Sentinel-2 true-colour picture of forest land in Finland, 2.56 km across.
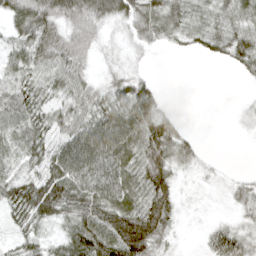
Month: April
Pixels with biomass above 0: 79%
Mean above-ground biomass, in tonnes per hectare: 40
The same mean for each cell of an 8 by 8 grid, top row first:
48 62 58 52 50 40 30 38
36 55 43 16 19 12 27 46
43 45 42 34 25 0 0 6
60 44 49 56 65 11 0 9
40 40 86 81 58 48 1 1
35 55 70 62 63 27 11 9
51 70 64 65 61 34 6 21
25 28 74 78 86 14 31 48
